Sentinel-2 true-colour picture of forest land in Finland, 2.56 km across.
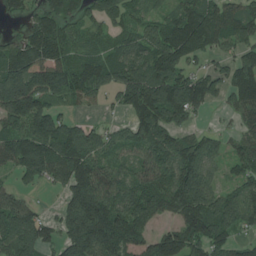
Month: July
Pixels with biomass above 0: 82%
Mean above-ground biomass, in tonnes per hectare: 121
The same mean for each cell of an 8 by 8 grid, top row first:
44 101 77 102 63 90 138 110
111 152 66 77 125 175 95 108
198 166 135 125 167 137 105 135
158 133 31 23 135 141 33 96
148 180 158 97 140 115 94 79
73 102 179 127 116 143 100 79
143 18 208 173 156 124 165 165
186 88 207 174 95 133 145 56
